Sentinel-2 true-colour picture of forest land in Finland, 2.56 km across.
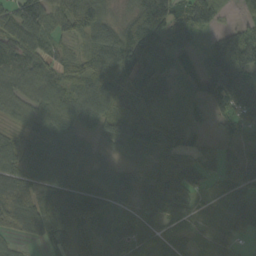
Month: September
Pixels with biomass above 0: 89%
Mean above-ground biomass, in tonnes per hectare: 81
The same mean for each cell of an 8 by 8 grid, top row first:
110 96 151 58 182 102 72 16
100 71 43 142 141 78 58 146
74 80 73 119 124 44 115 155
53 73 74 75 105 45 49 98
65 73 51 57 87 103 25 50
105 86 74 69 45 137 50 36
109 104 146 62 58 71 34 97
42 63 92 78 55 49 60 46
